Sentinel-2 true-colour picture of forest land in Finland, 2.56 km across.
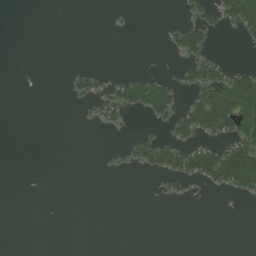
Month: July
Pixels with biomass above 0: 20%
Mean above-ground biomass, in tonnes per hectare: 24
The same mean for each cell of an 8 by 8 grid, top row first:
0 0 0 5 0 2 27 110
0 0 0 0 0 33 46 5
0 0 35 19 53 29 99 87
0 0 4 47 48 64 141 130
0 0 0 4 47 64 52 96
0 0 0 3 7 67 84 147
0 0 0 0 0 1 0 1
0 0 0 0 0 0 0 0
